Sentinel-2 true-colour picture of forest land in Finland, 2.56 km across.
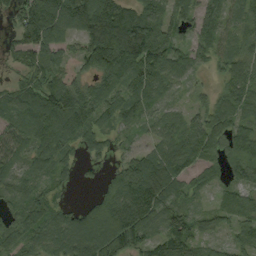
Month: September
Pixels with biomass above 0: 89%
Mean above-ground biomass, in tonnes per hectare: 87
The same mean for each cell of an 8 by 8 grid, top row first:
51 141 141 191 132 95 81 71
35 79 54 216 212 93 75 75
45 87 58 98 128 60 24 105
77 104 147 71 71 35 70 72
35 103 66 38 33 99 97 100
48 65 31 46 169 105 51 81
56 86 40 98 147 75 44 84
77 76 136 160 101 131 49 46
